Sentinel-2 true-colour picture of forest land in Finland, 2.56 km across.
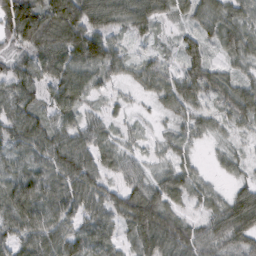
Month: February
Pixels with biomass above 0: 92%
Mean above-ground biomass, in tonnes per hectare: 62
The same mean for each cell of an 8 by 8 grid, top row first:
149 126 127 75 73 38 62 58
58 111 141 72 20 27 41 66
78 66 78 38 50 53 72 47
77 49 49 21 7 40 35 64
64 81 70 40 18 33 15 18
71 75 92 37 48 56 18 24
93 80 68 63 113 43 40 86
63 78 72 48 80 94 70 65
